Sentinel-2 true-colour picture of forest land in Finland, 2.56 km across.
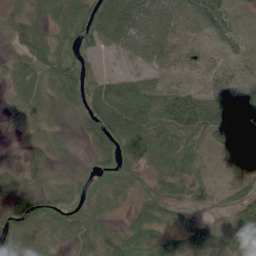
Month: June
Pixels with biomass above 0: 86%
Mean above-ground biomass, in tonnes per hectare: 54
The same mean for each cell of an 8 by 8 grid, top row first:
47 38 64 109 107 64 65 35
41 69 62 47 80 48 34 36
33 45 85 52 65 44 45 37
15 19 60 133 133 133 133 85
5 24 20 83 57 62 37 116
24 22 39 68 32 56 13 57
51 62 55 24 40 26 13 45
42 27 40 50 50 26 45 59
